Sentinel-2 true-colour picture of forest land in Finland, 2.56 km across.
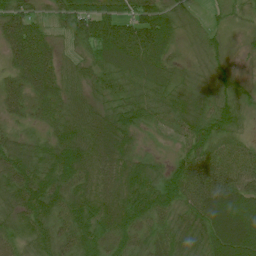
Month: July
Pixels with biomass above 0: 98%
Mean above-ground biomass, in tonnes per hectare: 64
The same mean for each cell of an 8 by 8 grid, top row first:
92 36 85 88 79 39 15 17
103 66 43 89 100 31 35 13
66 97 65 62 57 44 42 23
50 65 74 61 56 59 61 47
55 52 86 86 17 29 76 48
88 68 74 75 63 73 101 82
69 72 65 69 78 64 106 96
39 56 71 59 47 64 79 104
